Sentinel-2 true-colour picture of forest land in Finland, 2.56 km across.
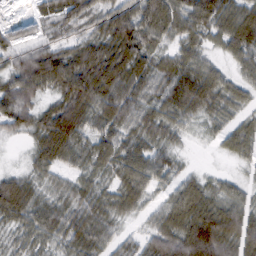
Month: February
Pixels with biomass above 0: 87%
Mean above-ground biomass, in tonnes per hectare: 63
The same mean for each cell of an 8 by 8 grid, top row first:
20 48 71 77 101 82 79 81
48 45 69 95 76 47 33 75
71 93 124 106 79 91 62 39
88 64 99 78 64 67 49 39
5 109 64 61 61 28 8 56
40 36 40 46 82 38 22 16
90 60 65 54 39 76 81 64
33 48 76 44 40 98 131 69
